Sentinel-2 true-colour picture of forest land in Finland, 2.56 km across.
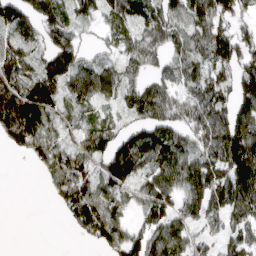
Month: April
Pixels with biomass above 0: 78%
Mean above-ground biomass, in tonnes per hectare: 97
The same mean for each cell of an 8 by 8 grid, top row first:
129 146 64 67 92 97 134 82
108 111 90 43 118 75 126 140
131 134 100 81 72 79 96 115
207 112 48 35 90 96 116 98
92 108 75 114 129 101 110 153
0 69 112 129 89 114 143 153
0 7 179 100 111 96 109 120
0 0 22 111 145 130 50 89
